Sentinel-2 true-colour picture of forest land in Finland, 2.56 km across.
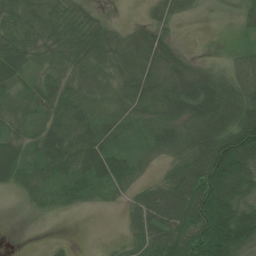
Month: July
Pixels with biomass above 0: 81%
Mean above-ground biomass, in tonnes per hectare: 50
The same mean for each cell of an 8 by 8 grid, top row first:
72 66 56 9 12 31 1 18
80 65 71 58 60 27 1 24
52 44 37 36 55 61 57 55
38 46 52 36 58 65 80 85
45 66 68 51 35 62 90 119
55 52 62 67 20 48 105 91
2 25 18 8 55 72 94 67
0 3 0 6 50 65 102 77
